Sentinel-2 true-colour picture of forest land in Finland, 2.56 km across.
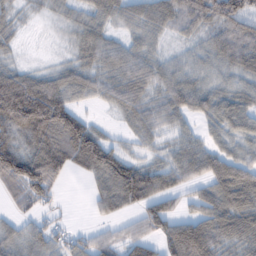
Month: February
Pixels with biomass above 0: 81%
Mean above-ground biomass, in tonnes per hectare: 64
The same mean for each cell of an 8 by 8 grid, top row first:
22 15 32 47 60 85 96 103
14 3 45 54 45 16 49 88
96 59 62 63 73 56 36 42
185 167 44 21 55 62 48 60
81 125 153 46 28 43 42 39
135 133 24 125 93 67 75 95
27 23 0 56 67 30 67 95
55 49 31 39 55 116 103 71
